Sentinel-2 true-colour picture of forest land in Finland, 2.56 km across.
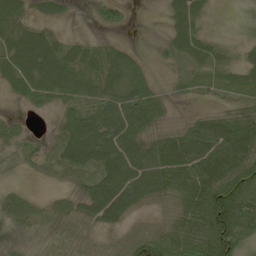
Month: May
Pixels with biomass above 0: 77%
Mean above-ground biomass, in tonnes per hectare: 57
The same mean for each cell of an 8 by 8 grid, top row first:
59 30 2 32 0 44 21 2
79 75 38 44 6 44 45 21
69 82 70 81 62 17 34 39
8 21 83 91 105 8 27 70
28 21 123 108 82 78 90 100
4 16 42 104 109 101 95 126
49 34 49 101 34 48 127 117
10 25 34 17 66 75 127 88
